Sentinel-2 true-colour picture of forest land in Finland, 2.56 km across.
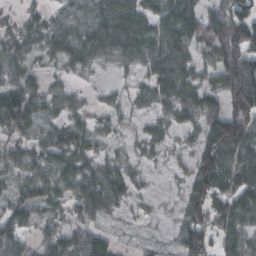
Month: October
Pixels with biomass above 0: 83%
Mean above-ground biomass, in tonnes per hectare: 57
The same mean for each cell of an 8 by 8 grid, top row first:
20 31 43 84 68 105 69 96
54 50 71 69 73 86 72 112
55 24 18 16 35 68 39 129
112 40 28 27 28 56 63 114
41 54 59 29 32 24 97 106
47 58 64 57 17 15 100 73
63 49 49 48 15 20 82 75
59 48 61 38 27 41 70 71
